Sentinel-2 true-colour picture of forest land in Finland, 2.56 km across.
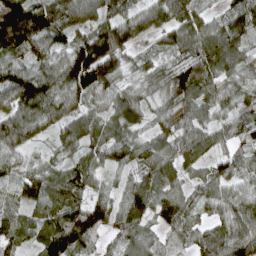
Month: April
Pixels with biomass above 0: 92%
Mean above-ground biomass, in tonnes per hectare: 80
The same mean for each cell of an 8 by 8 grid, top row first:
194 141 80 86 80 98 45 81
107 77 126 131 25 66 107 71
119 113 150 98 56 88 83 52
98 111 67 76 57 68 63 60
84 31 85 92 68 78 53 58
54 74 89 28 72 48 51 58
49 82 110 80 81 85 43 99
59 100 105 31 73 28 85 102
